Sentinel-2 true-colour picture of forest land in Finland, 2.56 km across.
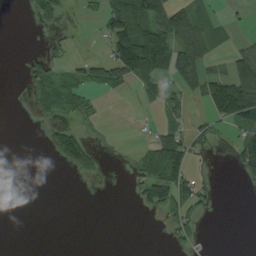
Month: August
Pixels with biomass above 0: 33%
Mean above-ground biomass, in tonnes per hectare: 37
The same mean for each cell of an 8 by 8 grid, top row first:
0 55 9 84 135 104 25 6
0 19 3 64 168 106 60 33
3 64 46 66 80 57 86 119
0 26 25 0 8 40 45 123
0 33 105 4 20 98 21 54
0 0 24 0 51 94 9 22
0 0 0 0 20 75 22 0
0 0 0 0 0 29 3 0
